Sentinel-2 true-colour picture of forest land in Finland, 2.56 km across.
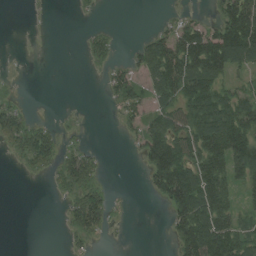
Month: August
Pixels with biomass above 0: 49%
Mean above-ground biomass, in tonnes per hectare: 50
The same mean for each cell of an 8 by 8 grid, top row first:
0 2 5 0 0 16 13 145
0 0 6 28 47 118 159 153
5 0 0 32 45 132 109 29
46 0 3 7 46 77 130 116
48 65 17 0 60 96 139 133
3 24 90 2 19 143 139 82
0 0 76 36 0 77 125 50
0 0 27 5 0 52 147 105
